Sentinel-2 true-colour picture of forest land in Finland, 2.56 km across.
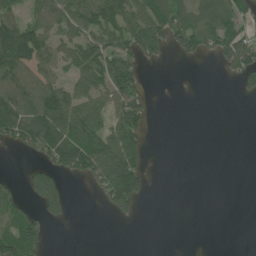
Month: June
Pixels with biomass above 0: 46%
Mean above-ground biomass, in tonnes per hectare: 58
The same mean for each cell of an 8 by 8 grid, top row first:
68 82 96 124 106 80 74 70
186 92 101 91 84 54 53 105
109 75 77 113 26 0 0 47
160 161 107 82 71 0 0 0
56 140 137 110 56 0 0 0
11 79 58 148 60 0 0 0
64 67 0 58 8 0 0 0
121 29 0 0 0 0 0 0
